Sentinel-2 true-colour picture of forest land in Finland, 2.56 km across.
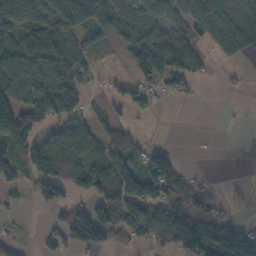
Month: November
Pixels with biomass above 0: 59%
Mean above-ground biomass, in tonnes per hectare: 67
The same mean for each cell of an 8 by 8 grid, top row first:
112 120 121 95 93 77 148 51
80 129 63 28 117 106 30 57
84 101 54 21 56 55 10 8
113 126 66 25 36 1 0 1
101 90 98 81 25 2 1 1
52 113 100 165 112 84 3 2
10 40 47 81 110 95 61 12
13 33 97 39 60 97 150 154
